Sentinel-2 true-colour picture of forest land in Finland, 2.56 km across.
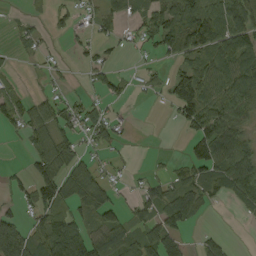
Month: August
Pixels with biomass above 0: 57%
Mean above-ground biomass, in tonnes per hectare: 56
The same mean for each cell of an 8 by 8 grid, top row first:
10 28 32 39 49 108 112 131
17 13 22 21 26 91 99 99
17 19 9 45 20 84 89 111
66 55 58 17 0 54 102 78
3 66 30 38 0 0 118 78
19 88 81 23 15 38 61 104
30 76 69 76 46 96 22 28
142 120 137 87 80 74 32 0
